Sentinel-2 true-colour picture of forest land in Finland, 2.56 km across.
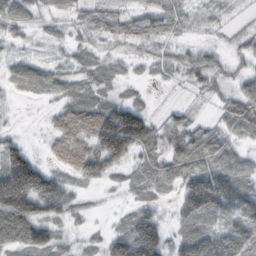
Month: October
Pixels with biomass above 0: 81%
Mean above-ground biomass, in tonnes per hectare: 58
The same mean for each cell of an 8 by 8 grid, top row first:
63 28 38 56 54 57 20 8
16 15 31 23 38 32 30 30
40 49 39 27 13 21 60 44
5 19 76 104 56 29 8 88
41 29 90 169 85 76 80 37
183 82 67 43 51 79 109 86
157 86 22 6 49 46 119 101
74 69 17 62 162 52 93 93
